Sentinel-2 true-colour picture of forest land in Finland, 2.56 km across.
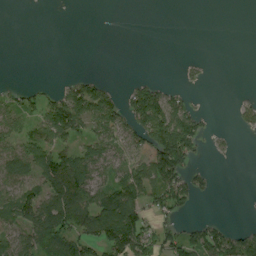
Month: August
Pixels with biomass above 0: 43%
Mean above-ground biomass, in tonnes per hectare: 42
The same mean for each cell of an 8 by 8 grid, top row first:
0 0 0 0 0 0 0 0
0 0 0 0 0 0 0 0
2 3 36 6 21 5 7 0
60 71 96 81 113 79 12 24
67 83 55 75 69 154 16 2
77 84 89 62 83 88 19 0
75 84 87 104 57 55 0 0
78 74 71 92 73 54 81 62
